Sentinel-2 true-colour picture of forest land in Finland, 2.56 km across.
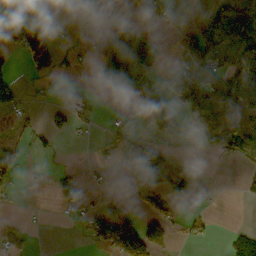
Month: October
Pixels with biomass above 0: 37%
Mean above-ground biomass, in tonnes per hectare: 45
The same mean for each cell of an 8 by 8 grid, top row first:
118 59 3 1 26 4 36 80
74 166 18 57 56 28 144 98
25 36 6 60 39 64 134 102
28 20 34 2 58 91 139 104
32 16 4 18 24 17 52 78
43 11 20 5 77 42 5 16
2 2 31 32 32 16 9 2
34 0 9 131 134 13 15 46
